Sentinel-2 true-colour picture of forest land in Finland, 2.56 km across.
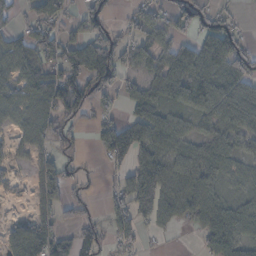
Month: November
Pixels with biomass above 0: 67%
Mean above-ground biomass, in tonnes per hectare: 56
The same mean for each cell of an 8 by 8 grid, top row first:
36 69 44 39 51 69 65 17
56 72 71 100 43 54 79 70
55 95 98 94 47 73 88 93
46 69 73 30 45 23 59 83
24 48 20 90 69 42 53 33
8 57 32 21 106 75 74 43
3 40 43 52 65 66 63 53
51 90 66 43 23 4 57 55
